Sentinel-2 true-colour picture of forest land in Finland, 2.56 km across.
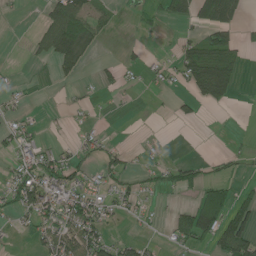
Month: June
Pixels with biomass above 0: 37%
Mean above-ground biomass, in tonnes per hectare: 29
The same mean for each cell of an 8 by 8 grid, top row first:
2 39 69 19 14 48 68 43
0 45 80 1 6 20 74 34
6 2 16 15 9 20 105 22
13 2 8 3 0 15 4 0
35 16 20 13 5 0 0 3
33 61 33 36 18 36 20 10
39 47 67 28 14 16 114 60
3 42 78 34 17 24 43 101
